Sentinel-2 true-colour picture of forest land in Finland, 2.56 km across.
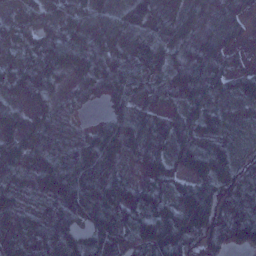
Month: January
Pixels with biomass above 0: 93%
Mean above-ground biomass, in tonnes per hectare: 55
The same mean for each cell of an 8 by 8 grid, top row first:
62 53 67 50 92 82 67 51
53 72 72 63 88 88 77 27
84 63 43 76 75 57 61 37
33 32 8 33 42 23 40 15
55 52 42 61 65 46 48 17
39 76 63 54 29 32 55 60
43 38 55 69 54 47 83 88
48 54 50 64 57 70 67 69
